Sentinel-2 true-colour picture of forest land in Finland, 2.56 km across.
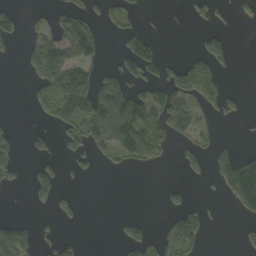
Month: September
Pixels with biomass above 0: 32%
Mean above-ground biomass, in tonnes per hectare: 41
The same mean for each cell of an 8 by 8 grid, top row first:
39 40 58 35 12 1 29 20
15 92 91 6 71 0 60 0
0 76 96 46 70 82 100 0
0 51 90 99 81 92 42 19
26 23 53 69 115 28 21 5
23 71 15 6 1 3 25 155
0 27 18 0 0 41 9 55
113 24 15 8 54 89 8 9
